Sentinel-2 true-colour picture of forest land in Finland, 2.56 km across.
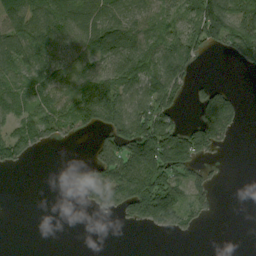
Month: September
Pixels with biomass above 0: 57%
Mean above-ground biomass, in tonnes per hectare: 68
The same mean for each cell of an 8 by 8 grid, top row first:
76 94 74 71 53 64 155 126
95 87 68 95 83 105 63 127
71 86 128 137 95 79 18 0
75 81 141 152 94 52 122 36
80 34 8 100 180 145 113 2
0 0 25 138 189 105 34 0
0 0 9 55 162 120 30 0
0 0 0 0 0 5 0 0
